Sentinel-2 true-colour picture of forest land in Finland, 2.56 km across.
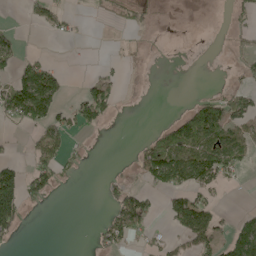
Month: May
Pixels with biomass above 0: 30%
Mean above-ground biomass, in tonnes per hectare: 33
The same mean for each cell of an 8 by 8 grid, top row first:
0 45 4 17 19 0 0 18
42 1 1 2 1 0 0 13
90 103 10 29 0 0 0 13
93 108 70 31 0 12 78 51
6 66 8 0 25 81 85 60
77 66 8 11 40 109 85 14
105 5 0 36 55 43 19 6
17 0 0 50 22 17 34 83
